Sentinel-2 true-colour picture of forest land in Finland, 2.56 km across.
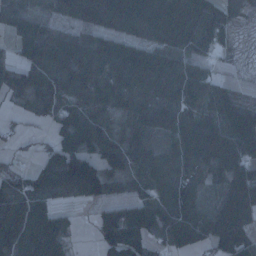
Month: January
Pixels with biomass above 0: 81%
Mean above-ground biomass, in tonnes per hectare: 67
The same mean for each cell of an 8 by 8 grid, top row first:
59 33 55 97 97 116 80 17
44 88 66 67 67 75 44 9
53 56 67 59 89 93 53 4
16 35 60 38 67 62 55 68
20 34 79 75 83 82 107 93
54 79 158 72 71 80 43 93
80 56 16 55 87 90 41 96
102 123 7 95 96 68 66 89
